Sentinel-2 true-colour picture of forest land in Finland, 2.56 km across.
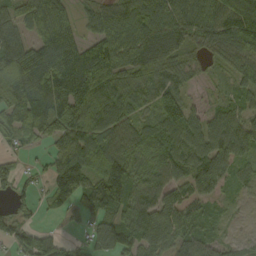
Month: September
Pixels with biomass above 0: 85%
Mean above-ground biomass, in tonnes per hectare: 91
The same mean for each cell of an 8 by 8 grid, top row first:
83 143 43 92 112 97 95 152
113 133 91 134 124 90 69 139
159 155 160 109 68 62 19 60
133 134 127 116 59 107 48 58
42 39 121 110 89 88 93 81
60 67 161 174 81 70 104 47
47 38 92 96 100 88 42 16
63 53 23 129 114 88 61 37
